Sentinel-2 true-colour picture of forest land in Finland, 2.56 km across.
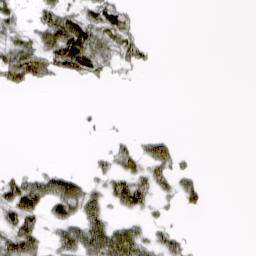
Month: March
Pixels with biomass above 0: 33%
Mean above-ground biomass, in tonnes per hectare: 21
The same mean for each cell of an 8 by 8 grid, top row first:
24 40 33 51 2 0 0 0
48 53 72 37 28 0 0 0
41 24 23 12 2 0 0 0
0 0 3 0 0 0 0 0
0 0 1 20 25 17 0 0
26 35 19 46 55 47 2 0
69 44 60 30 43 12 10 0
64 21 67 77 43 37 0 0
